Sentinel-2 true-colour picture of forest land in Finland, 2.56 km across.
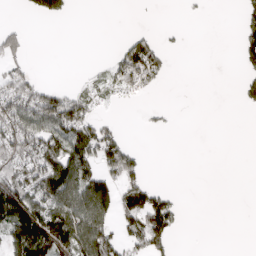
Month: April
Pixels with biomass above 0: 37%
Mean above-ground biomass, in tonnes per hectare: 53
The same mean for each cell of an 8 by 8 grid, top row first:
0 43 0 0 1 0 4 30
57 0 0 10 109 7 0 44
75 11 9 44 93 2 0 27
140 158 100 3 7 3 0 3
132 138 145 96 4 0 0 0
97 138 133 66 47 0 0 0
161 148 128 81 168 49 0 0
135 196 145 102 98 23 0 0
